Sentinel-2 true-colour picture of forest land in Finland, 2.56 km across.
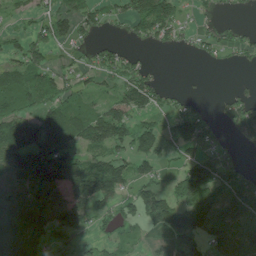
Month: July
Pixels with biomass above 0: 63%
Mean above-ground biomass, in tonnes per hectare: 70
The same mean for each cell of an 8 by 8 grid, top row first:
28 60 78 43 103 50 12 13
38 63 26 40 20 23 32 40
77 69 40 53 84 0 2 6
76 70 77 94 61 35 27 93
146 126 82 99 73 58 49 37
108 160 142 142 50 55 128 74
119 117 118 54 90 109 127 134
138 79 52 40 21 67 81 80
